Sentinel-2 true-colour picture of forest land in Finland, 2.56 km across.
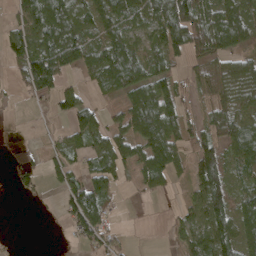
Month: April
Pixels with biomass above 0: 67%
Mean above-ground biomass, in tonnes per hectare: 58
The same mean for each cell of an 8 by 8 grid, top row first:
52 123 74 69 84 136 89 81
72 105 80 77 56 72 88 50
26 65 22 68 87 46 46 73
2 16 84 21 112 77 48 77
15 13 44 77 83 71 78 86
41 32 51 70 53 37 116 38
0 3 127 30 1 16 115 62
3 0 48 32 0 22 95 83
